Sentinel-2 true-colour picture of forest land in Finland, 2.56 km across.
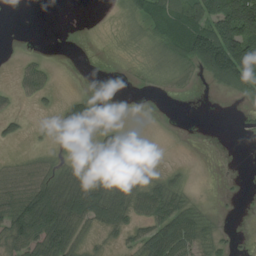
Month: August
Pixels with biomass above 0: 50%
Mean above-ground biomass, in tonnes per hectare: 39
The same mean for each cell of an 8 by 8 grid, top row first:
0 0 0 4 55 79 109 218
1 1 0 5 10 79 217 182
16 22 0 1 9 12 43 135
14 8 56 1 0 0 0 8
10 4 2 25 18 0 0 2
37 45 31 40 33 18 0 2
86 119 100 109 65 65 10 5
62 97 39 14 57 89 38 4
